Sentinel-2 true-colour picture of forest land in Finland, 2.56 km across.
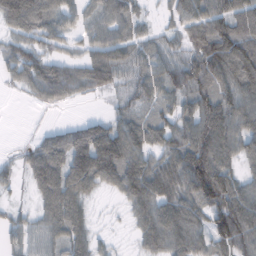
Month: February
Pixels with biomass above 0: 82%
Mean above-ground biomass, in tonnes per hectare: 65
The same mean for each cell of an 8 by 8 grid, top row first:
108 73 46 72 27 43 77 79
49 41 31 73 45 34 92 98
38 86 55 51 61 70 84 106
0 12 2 27 43 60 92 93
6 59 94 131 75 70 112 68
22 101 109 88 111 79 139 56
18 68 58 5 77 89 91 110
36 50 63 15 52 80 66 100
